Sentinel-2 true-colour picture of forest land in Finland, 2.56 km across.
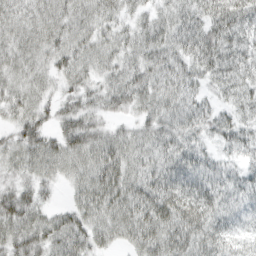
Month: March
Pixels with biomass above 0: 93%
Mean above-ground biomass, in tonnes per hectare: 46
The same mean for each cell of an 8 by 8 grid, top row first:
39 46 45 40 29 43 57 60
40 42 42 39 48 48 63 48
38 31 38 38 53 50 38 48
34 30 47 35 35 51 35 34
36 40 57 47 39 51 25 38
26 31 41 61 54 68 47 34
59 23 41 54 67 83 72 37
47 51 51 32 60 69 71 43
